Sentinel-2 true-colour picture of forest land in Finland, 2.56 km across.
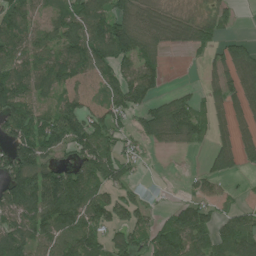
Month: June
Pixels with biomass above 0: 72%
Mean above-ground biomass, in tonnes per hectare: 77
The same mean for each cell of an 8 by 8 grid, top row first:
87 46 96 98 69 45 47 15
92 89 118 134 91 35 56 72
115 101 60 72 108 2 32 93
113 66 95 101 91 114 38 49
100 111 113 92 44 43 37 62
130 111 109 102 13 1 65 26
104 129 120 93 56 47 52 38
103 84 117 63 60 116 76 101
